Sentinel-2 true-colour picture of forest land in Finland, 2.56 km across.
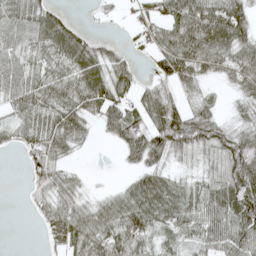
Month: May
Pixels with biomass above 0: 76%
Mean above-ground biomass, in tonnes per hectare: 54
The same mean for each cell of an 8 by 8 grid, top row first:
56 52 4 15 28 72 87 65
49 61 69 27 24 86 86 69
58 62 70 73 23 68 32 63
50 68 59 55 67 77 48 32
31 69 31 17 83 88 80 86
0 72 15 1 52 28 48 106
0 49 49 61 87 76 71 106
0 27 68 68 47 38 62 83
